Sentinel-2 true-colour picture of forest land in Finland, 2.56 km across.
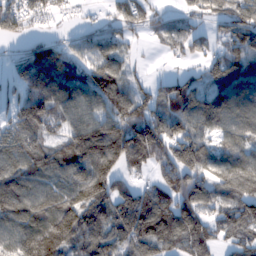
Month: February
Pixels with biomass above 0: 84%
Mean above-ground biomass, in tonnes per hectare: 115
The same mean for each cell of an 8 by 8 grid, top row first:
119 55 15 58 70 48 66 125
30 103 90 94 13 73 63 96
87 127 133 162 47 81 106 134
115 153 113 131 146 125 147 113
143 99 159 211 212 166 100 103
150 105 125 149 56 151 110 120
150 112 187 138 196 157 80 125
97 183 110 133 181 115 102 86
